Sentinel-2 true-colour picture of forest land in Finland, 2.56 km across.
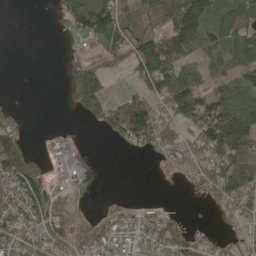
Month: May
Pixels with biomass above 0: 63%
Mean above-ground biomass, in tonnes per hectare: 78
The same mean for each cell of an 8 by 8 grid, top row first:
0 10 147 135 76 144 119 117
0 0 23 99 127 165 76 98
0 0 156 37 111 147 50 65
34 0 58 107 154 139 151 149
107 43 37 25 74 76 133 157
161 87 96 0 0 48 96 116
92 126 28 36 41 6 17 78
83 85 71 81 101 99 38 35
